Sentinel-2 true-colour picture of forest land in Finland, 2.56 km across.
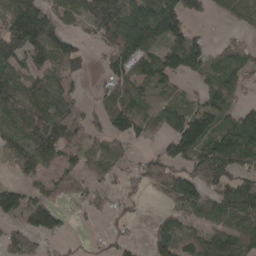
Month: April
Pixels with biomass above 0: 70%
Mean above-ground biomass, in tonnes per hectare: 76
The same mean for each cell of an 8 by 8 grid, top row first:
99 86 85 130 140 80 31 53
119 127 49 75 99 126 61 45
96 77 53 74 75 62 67 65
105 109 57 98 72 38 103 59
87 140 67 59 26 113 131 138
29 47 47 40 61 81 93 87
104 107 20 21 9 51 86 134
85 42 7 24 14 103 80 85
